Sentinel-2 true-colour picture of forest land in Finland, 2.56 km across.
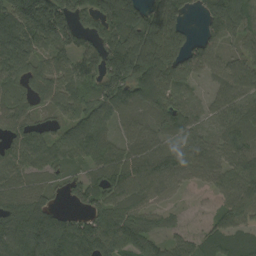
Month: August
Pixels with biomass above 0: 88%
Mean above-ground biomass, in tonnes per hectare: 99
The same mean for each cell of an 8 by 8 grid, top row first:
143 223 108 183 140 127 104 137
118 96 98 142 158 133 102 58
69 76 92 148 164 100 45 96
81 39 89 94 87 90 42 72
89 83 112 69 85 63 66 105
79 52 48 100 101 71 70 114
106 102 51 105 77 27 26 128
133 176 179 111 92 51 85 99
